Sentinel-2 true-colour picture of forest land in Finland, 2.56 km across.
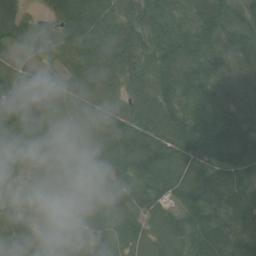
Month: July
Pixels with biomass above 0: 97%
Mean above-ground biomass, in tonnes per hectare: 69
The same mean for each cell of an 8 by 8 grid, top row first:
51 34 109 85 84 70 100 74
41 74 102 103 70 106 93 66
51 37 58 38 70 103 83 57
54 57 40 47 82 94 109 70
81 87 43 74 87 116 137 117
34 41 68 60 91 90 89 94
30 25 42 68 63 57 69 62
52 45 41 55 40 57 62 53
